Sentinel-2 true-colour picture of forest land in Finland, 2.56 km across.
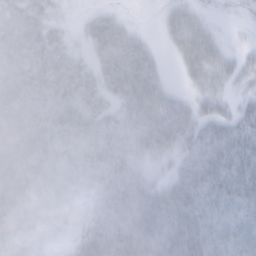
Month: February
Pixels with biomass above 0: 84%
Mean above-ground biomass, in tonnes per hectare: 41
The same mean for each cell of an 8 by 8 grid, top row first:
60 39 9 30 1 34 14 8
58 61 15 75 40 31 44 8
50 49 48 51 65 6 32 21
52 48 54 28 57 50 25 28
53 47 47 45 37 41 44 56
50 36 38 44 24 28 53 64
39 29 27 46 59 63 47 49
39 21 28 40 67 63 59 64
